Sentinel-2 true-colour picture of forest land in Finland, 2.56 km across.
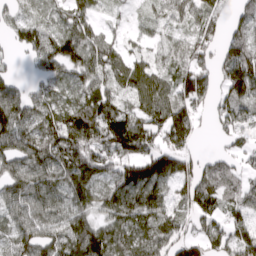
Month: March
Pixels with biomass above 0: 83%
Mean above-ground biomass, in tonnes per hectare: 87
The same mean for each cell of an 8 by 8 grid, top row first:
46 37 68 22 23 55 105 62
41 120 117 65 39 55 74 117
39 75 68 71 96 93 79 170
119 72 113 113 93 128 53 89
104 112 147 138 103 111 3 43
89 89 102 96 150 123 85 61
75 78 69 86 108 64 83 69
88 97 173 112 95 103 97 125
